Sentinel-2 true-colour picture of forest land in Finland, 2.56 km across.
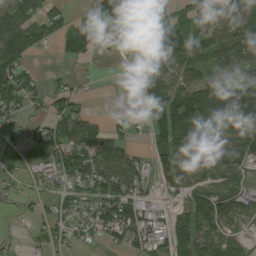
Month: August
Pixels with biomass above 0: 73%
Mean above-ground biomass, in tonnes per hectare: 87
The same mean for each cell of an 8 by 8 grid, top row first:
126 108 54 135 128 69 98 110
169 30 78 54 103 141 101 116
135 31 25 4 52 84 89 80
71 65 68 6 68 173 153 151
17 80 132 103 25 126 120 105
34 54 126 138 88 106 110 91
18 46 70 137 90 71 122 109
18 55 52 66 116 112 97 51
